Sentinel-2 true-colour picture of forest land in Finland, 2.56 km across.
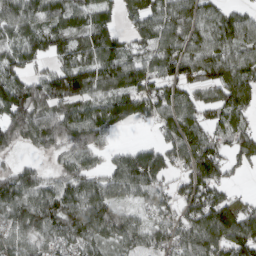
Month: March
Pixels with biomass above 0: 84%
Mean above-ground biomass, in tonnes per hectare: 105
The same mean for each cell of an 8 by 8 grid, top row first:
112 113 106 72 111 114 85 69
95 84 90 101 82 119 107 91
110 120 154 117 113 114 109 125
148 117 107 123 96 138 93 134
67 87 135 36 41 130 142 113
96 52 114 95 143 70 144 23
115 126 124 93 67 88 180 109
93 86 85 65 80 107 139 179
